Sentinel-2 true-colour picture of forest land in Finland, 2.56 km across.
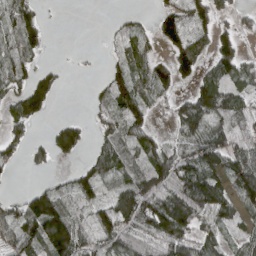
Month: April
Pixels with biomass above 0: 68%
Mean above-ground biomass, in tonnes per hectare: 71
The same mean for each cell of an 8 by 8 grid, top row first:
85 10 0 9 16 81 76 34
84 21 4 18 55 85 70 58
83 50 1 70 84 72 83 79
79 39 1 69 63 56 141 100
56 50 73 84 69 58 122 80
8 21 64 74 92 129 119 114
64 149 46 84 128 160 109 65
114 140 95 89 92 115 69 44
